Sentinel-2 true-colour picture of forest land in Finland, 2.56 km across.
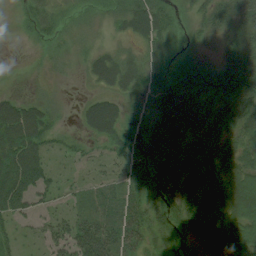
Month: August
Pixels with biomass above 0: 87%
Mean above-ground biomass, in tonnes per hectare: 43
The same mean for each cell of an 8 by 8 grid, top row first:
12 36 20 27 62 25 44 63
1 15 16 20 29 17 17 62
4 10 9 50 30 47 54 84
58 31 22 59 33 81 54 82
74 32 17 39 61 62 52 59
74 32 15 24 45 59 74 71
44 18 27 43 47 52 84 88
20 28 63 58 33 26 63 86
